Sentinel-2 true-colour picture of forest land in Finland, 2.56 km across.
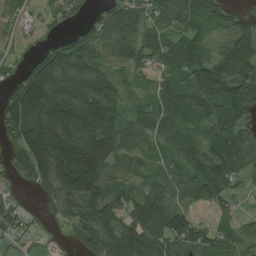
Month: July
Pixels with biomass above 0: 82%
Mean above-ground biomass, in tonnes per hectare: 95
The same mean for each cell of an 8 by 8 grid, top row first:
52 37 37 93 65 75 99 64
25 81 130 85 60 67 49 112
69 262 173 95 32 79 147 119
176 250 202 144 56 80 69 72
103 299 203 139 43 57 71 78
41 177 233 77 49 55 95 46
43 41 144 114 113 68 34 17
26 7 62 126 154 98 77 51
